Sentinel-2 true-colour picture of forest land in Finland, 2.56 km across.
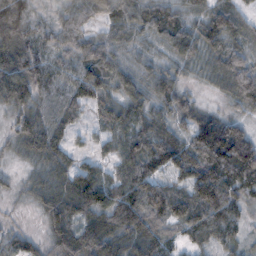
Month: November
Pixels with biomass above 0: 93%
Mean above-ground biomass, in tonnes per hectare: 72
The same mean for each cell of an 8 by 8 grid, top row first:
113 28 66 68 70 65 82 55
91 51 74 67 29 67 68 58
104 79 90 78 69 63 32 105
59 53 43 60 66 64 39 36
43 63 20 42 88 99 149 155
14 59 94 52 102 72 145 129
5 64 80 107 107 110 144 63
49 42 96 77 74 43 64 47
